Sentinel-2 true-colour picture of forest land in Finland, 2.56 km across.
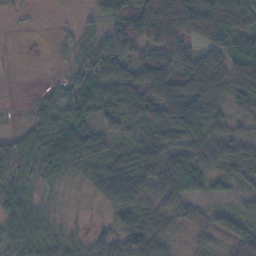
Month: November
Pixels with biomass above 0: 83%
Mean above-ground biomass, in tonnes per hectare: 56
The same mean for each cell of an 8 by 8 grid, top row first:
4 1 9 92 127 129 132 79
0 3 21 76 77 74 67 80
0 6 35 71 78 87 114 121
2 46 54 49 66 125 101 46
33 63 83 34 59 75 88 55
31 30 21 62 79 86 47 32
32 18 6 50 82 64 27 19
29 36 26 78 138 24 39 74
